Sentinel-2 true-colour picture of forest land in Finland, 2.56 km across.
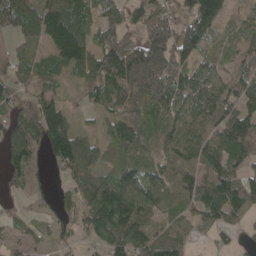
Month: May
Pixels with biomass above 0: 84%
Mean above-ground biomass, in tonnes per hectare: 75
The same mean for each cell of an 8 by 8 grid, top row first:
93 130 96 50 59 56 108 44
31 57 107 83 90 89 44 63
63 64 42 104 94 77 75 83
66 108 24 59 63 80 100 97
98 118 92 56 89 104 88 111
63 29 63 73 95 91 92 72
21 27 71 153 96 71 101 88
37 30 34 93 101 98 19 22
